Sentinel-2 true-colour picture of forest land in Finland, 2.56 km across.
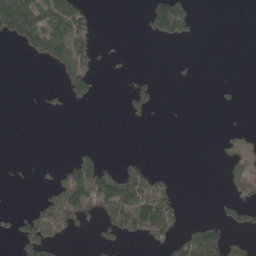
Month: May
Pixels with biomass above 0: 25%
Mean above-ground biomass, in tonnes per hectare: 46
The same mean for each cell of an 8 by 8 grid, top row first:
213 147 86 0 32 186 0 0
21 162 119 8 0 3 0 0
0 0 128 4 28 6 0 2
0 15 2 0 33 1 0 3
0 0 9 0 0 0 0 45
0 12 163 93 73 13 0 94
11 97 151 143 169 70 0 93
48 108 4 44 49 62 154 43
